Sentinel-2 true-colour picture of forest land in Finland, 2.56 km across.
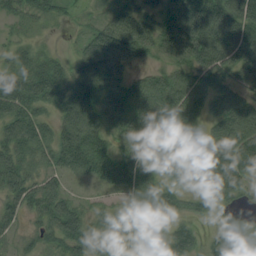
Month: August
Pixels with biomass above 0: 89%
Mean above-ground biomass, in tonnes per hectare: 85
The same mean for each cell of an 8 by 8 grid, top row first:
32 36 17 50 79 151 157 148
37 17 42 138 79 122 143 141
79 114 97 113 71 101 96 81
88 50 135 117 146 160 87 127
89 84 152 69 109 113 97 144
89 61 60 109 111 47 101 105
58 90 54 26 73 53 34 23
33 56 102 33 12 79 34 66
